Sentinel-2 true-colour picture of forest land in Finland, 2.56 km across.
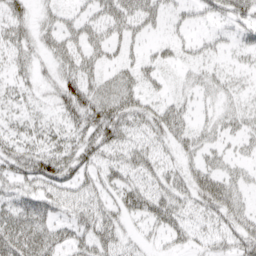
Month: April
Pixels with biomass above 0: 67%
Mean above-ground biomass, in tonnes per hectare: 36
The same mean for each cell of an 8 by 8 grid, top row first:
42 21 26 46 49 17 25 41
39 28 42 29 19 24 18 20
26 17 59 33 39 13 23 13
22 17 56 62 46 44 16 26
36 36 46 49 31 31 24 18
48 77 42 38 40 32 49 21
50 41 46 34 60 50 46 35
58 48 41 46 17 26 22 42
